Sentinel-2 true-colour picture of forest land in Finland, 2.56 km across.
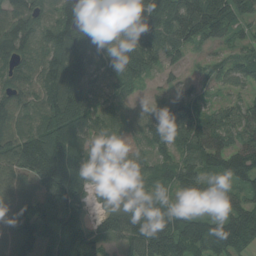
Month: August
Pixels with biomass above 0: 92%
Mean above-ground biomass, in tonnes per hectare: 92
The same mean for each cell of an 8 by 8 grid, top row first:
89 77 115 104 127 120 127 73
110 104 167 99 108 72 32 41
86 116 128 78 43 24 38 49
95 118 135 86 48 88 54 56
125 163 113 86 72 91 113 75
100 133 93 50 67 98 88 89
128 112 90 54 90 60 34 81
113 93 154 60 135 132 109 85
